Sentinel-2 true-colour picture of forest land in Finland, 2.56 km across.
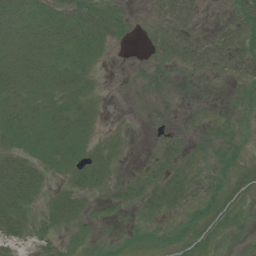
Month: July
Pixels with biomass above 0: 63%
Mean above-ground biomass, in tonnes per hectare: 15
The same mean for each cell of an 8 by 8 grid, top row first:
24 23 35 27 3 41 2 17
16 19 27 11 2 42 33 25
23 21 18 0 4 4 3 18
30 19 15 1 0 2 5 4
20 21 20 7 1 16 6 6
33 9 19 8 15 22 12 17
26 15 13 10 17 16 13 11
13 10 10 7 7 8 13 2
